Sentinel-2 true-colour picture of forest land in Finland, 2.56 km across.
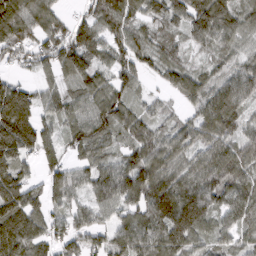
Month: March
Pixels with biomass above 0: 89%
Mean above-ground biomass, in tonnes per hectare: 91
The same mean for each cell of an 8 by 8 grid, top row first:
123 97 44 107 72 74 157 91
97 106 127 74 74 60 57 58
41 40 89 81 33 87 80 103
188 59 77 113 53 31 120 86
169 73 101 66 96 81 81 91
104 76 61 118 138 95 99 95
137 81 60 86 119 163 109 99
147 96 81 87 103 115 68 62
